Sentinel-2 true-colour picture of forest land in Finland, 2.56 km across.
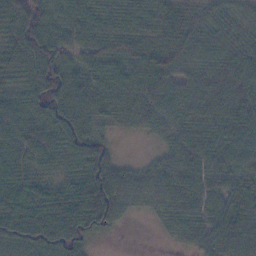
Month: November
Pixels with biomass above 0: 92%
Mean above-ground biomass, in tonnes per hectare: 67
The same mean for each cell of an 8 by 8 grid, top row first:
90 68 62 61 61 57 57 49
92 107 56 62 70 81 67 61
57 109 65 67 70 67 70 73
76 100 85 58 69 73 74 74
70 77 105 25 6 59 69 64
91 49 87 66 25 49 59 43
105 107 142 89 35 61 59 59
106 104 72 4 0 15 50 22
